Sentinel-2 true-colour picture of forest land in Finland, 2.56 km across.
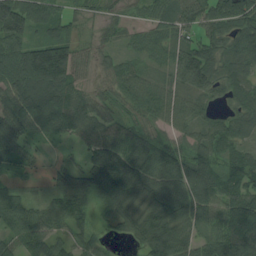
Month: August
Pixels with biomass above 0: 92%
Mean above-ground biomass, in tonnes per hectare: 89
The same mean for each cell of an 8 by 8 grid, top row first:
133 90 34 32 33 81 82 124
91 153 49 39 61 74 87 109
134 225 59 63 65 77 110 91
104 165 80 53 73 66 42 82
96 38 52 133 142 57 83 72
45 37 97 230 145 110 105 90
81 46 56 85 113 130 78 108
64 76 54 27 130 146 79 108
